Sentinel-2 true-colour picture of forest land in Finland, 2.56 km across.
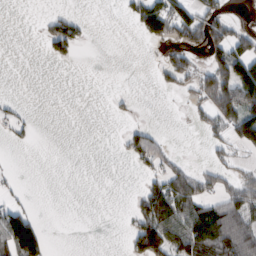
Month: February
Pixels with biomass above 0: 31%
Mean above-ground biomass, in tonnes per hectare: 39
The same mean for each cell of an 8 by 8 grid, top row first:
0 28 19 0 111 108 81 5
0 40 28 0 4 56 101 73
0 0 0 0 0 54 85 175
14 0 0 7 1 0 59 135
12 0 0 2 74 3 27 65
5 0 0 0 28 60 40 32
51 0 0 0 81 97 67 80
159 37 0 0 122 91 105 92
